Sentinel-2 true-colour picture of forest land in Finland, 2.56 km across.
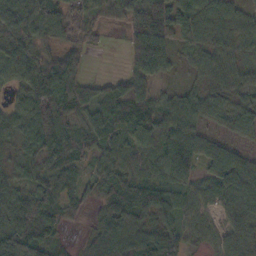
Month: October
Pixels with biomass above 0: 88%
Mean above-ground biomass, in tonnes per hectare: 64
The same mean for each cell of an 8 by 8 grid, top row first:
104 126 75 26 72 76 69 45
71 62 55 4 65 35 54 48
50 134 63 33 53 11 40 43
49 110 54 72 72 67 57 63
51 84 52 75 74 98 70 40
44 57 29 76 74 81 57 99
104 67 29 70 90 84 45 76
109 61 17 82 68 76 38 61
